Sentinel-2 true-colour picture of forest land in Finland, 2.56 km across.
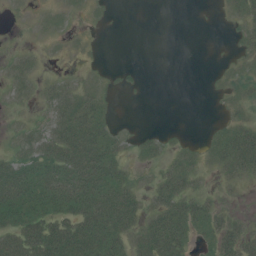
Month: July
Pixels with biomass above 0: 51%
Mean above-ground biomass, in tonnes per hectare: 16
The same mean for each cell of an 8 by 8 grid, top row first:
1 4 2 2 0 0 0 13
3 1 1 0 0 0 0 6
12 6 6 2 1 0 1 7
4 16 34 5 0 0 0 6
13 35 44 20 7 4 7 36
42 34 47 31 4 23 4 17
43 34 41 47 20 30 21 3
37 53 50 37 29 36 13 30
